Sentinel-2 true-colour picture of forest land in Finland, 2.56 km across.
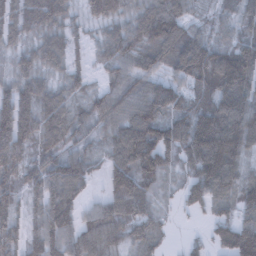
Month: February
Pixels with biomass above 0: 89%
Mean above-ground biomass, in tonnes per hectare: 94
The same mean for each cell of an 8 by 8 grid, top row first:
85 113 44 82 89 97 33 70
58 93 40 80 74 114 101 96
77 60 54 51 61 72 140 170
125 90 60 91 107 91 143 141
114 80 50 81 161 120 215 138
99 105 87 103 115 48 165 80
71 114 74 116 97 30 69 92
79 135 131 127 88 10 49 144
